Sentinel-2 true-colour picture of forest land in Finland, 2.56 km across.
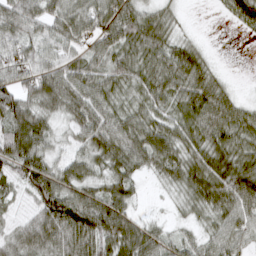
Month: March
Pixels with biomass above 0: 89%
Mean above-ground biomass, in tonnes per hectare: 66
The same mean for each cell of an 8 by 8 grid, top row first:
79 57 73 93 71 27 1 74
63 48 49 74 84 67 15 0
59 78 76 78 74 82 64 2
92 56 67 62 65 67 94 61
96 54 42 81 86 76 83 75
52 83 68 72 30 59 91 95
21 93 118 99 10 22 66 77
68 92 109 99 89 37 51 55
